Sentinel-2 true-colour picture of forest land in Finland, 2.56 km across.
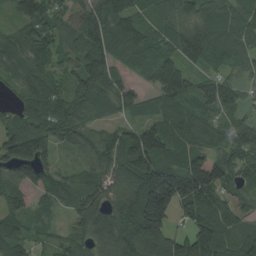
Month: August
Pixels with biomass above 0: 91%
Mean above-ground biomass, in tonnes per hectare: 109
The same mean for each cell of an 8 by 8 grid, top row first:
55 109 97 147 68 92 99 94
101 97 99 130 99 113 136 104
64 72 83 83 57 160 77 72
67 116 101 69 56 103 90 92
159 95 96 98 192 81 83 139
105 86 86 104 206 218 256 84
88 42 143 106 223 148 143 74
106 35 81 131 160 123 184 87
